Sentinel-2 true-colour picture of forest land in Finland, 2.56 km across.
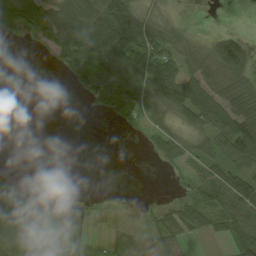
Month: August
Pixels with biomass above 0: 56%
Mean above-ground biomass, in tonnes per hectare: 50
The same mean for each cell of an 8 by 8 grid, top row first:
104 116 145 106 55 8 0 0
1 41 156 109 94 55 50 97
0 0 82 108 92 87 78 78
0 0 1 41 53 66 105 141
0 0 0 0 10 50 55 133
10 0 0 0 0 12 63 86
120 36 18 2 6 36 67 91
87 26 39 24 20 40 12 69
